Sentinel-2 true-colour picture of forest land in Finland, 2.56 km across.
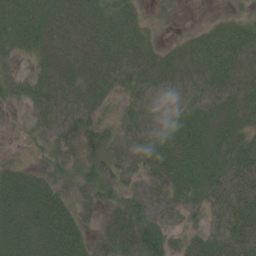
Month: June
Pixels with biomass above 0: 88%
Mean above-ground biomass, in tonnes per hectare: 48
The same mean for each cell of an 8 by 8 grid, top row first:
58 55 52 41 22 8 4 14
39 48 62 60 43 28 56 65
38 55 55 52 53 53 64 68
13 55 50 20 58 61 55 59
8 28 43 40 59 62 55 59
54 40 35 45 38 58 60 75
63 72 33 36 46 34 46 78
61 69 50 53 88 28 46 77
